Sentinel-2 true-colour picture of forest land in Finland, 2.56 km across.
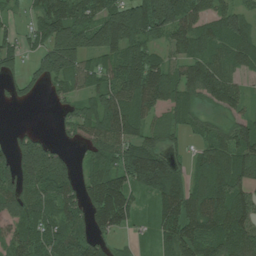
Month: July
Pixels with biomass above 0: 82%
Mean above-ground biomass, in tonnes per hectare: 93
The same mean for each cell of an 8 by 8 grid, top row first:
25 132 107 152 146 142 99 80
60 136 159 137 97 73 103 123
48 79 85 104 153 100 127 58
1 4 77 132 102 76 39 50
65 66 42 109 104 33 79 120
115 164 57 104 156 98 119 90
77 92 77 173 12 126 134 123
76 98 81 41 15 101 113 114
